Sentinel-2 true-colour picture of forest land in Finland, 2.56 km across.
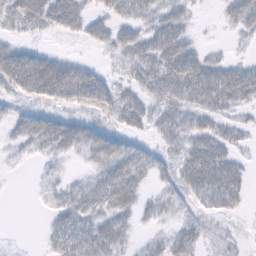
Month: February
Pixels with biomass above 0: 73%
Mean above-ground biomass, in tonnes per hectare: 32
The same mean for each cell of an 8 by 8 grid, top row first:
51 59 48 33 33 37 2 38
30 11 5 32 46 54 12 5
61 83 61 25 39 55 54 55
22 28 29 39 37 42 43 21
22 43 42 34 18 32 46 17
2 15 11 48 31 31 57 27
0 15 44 44 21 20 23 13
1 18 50 44 10 31 17 10
